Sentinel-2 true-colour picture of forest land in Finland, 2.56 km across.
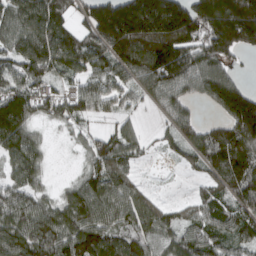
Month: March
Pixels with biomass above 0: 83%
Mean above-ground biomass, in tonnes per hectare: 111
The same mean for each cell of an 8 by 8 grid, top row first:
132 173 69 209 261 236 200 272
104 165 135 150 192 178 136 132
98 94 75 99 133 133 161 52
112 65 80 47 24 96 19 218
112 24 29 96 36 55 129 177
69 32 52 117 11 4 73 155
105 71 126 102 94 39 94 109
135 147 169 124 108 81 98 86
